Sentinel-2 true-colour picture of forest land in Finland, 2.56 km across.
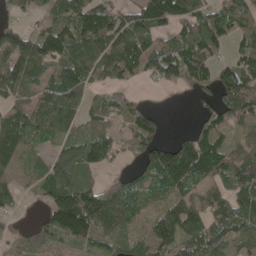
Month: May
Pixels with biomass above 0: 79%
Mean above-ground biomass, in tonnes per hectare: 81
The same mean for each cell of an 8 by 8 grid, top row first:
28 52 132 117 122 110 78 95
109 134 108 107 102 97 89 54
101 72 86 48 38 69 57 109
84 104 74 66 65 1 42 139
113 43 97 84 75 56 94 52
75 70 64 24 55 124 83 110
34 77 177 123 49 77 80 88
44 62 92 65 58 82 80 63
